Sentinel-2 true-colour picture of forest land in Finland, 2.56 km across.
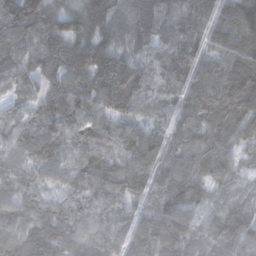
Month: November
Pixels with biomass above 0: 96%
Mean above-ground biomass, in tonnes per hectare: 78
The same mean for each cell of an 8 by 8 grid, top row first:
141 98 101 95 96 80 70 103
94 104 110 82 61 96 53 112
70 79 87 149 79 80 100 167
46 94 74 86 55 52 109 135
59 95 56 76 91 51 78 53
65 47 54 75 73 81 59 33
57 53 55 43 53 78 45 64
60 69 56 56 67 86 70 87
